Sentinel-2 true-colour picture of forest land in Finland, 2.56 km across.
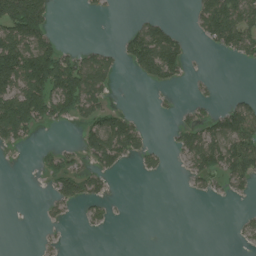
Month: July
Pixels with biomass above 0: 37%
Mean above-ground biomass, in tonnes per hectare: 56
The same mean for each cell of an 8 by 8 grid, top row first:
218 92 5 3 19 1 123 127
180 120 30 22 160 107 25 88
173 196 161 51 48 43 9 0
195 104 85 66 4 19 31 98
43 8 42 142 44 36 123 128
0 47 71 31 15 2 58 80
0 18 28 18 0 0 0 4
0 8 0 0 0 0 0 13
